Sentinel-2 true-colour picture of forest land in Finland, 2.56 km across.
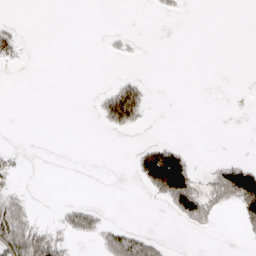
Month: April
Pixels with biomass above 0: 17%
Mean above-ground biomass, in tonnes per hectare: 16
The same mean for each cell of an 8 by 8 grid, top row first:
1 0 0 0 0 5 0 0
25 0 0 5 2 0 0 0
0 0 0 8 13 0 0 0
0 0 0 75 32 0 0 0
1 0 0 0 19 21 0 0
11 0 0 0 63 159 18 106
39 1 28 1 0 46 33 61
74 55 13 46 45 0 0 6
